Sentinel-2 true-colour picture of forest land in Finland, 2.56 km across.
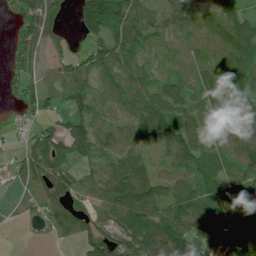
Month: July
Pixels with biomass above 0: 81%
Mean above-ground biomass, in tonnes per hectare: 67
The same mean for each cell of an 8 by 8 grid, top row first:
29 90 64 120 52 46 37 60
36 45 22 76 51 16 26 89
29 28 56 46 47 56 51 74
10 36 50 30 91 85 87 130
7 84 88 79 57 126 99 108
32 78 40 105 84 79 107 66
7 51 57 85 159 90 92 84
1 11 47 87 157 138 97 112
